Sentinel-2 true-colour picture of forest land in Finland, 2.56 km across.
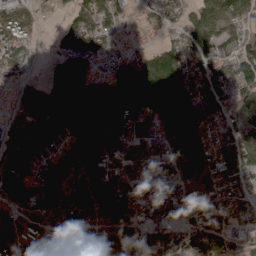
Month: April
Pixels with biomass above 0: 89%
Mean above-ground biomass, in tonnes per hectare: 105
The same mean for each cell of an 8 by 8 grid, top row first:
114 27 83 75 41 52 85 81
130 15 109 66 33 68 78 75
76 90 151 120 116 109 93 99
100 204 225 164 104 111 93 102
127 86 188 101 101 92 84 107
115 132 119 105 102 108 82 108
134 130 109 181 119 128 93 103
101 90 120 103 143 113 120 67
